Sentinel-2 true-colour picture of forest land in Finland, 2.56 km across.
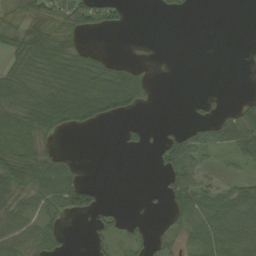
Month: September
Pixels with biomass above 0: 51%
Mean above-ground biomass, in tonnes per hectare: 39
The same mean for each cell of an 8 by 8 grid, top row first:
33 57 85 40 0 16 0 0
56 93 46 3 1 0 0 3
74 73 96 86 37 0 0 1
71 98 95 55 9 0 14 46
72 21 0 0 15 79 59 69
64 85 29 0 0 72 27 25
47 48 88 12 4 49 58 56
64 56 0 32 19 27 57 54
